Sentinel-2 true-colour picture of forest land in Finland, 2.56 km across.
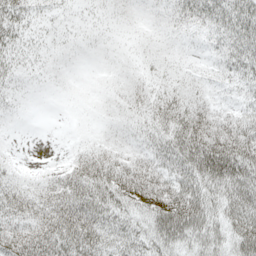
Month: May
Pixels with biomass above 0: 92%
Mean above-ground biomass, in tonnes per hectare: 32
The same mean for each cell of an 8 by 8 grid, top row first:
38 16 12 14 10 24 38 55
30 16 11 9 13 13 17 47
21 10 4 11 18 21 17 31
10 1 4 14 25 37 26 21
2 0 7 18 21 52 76 61
18 12 37 48 38 43 79 81
33 31 54 49 45 75 63 68
38 53 64 44 42 63 55 65
